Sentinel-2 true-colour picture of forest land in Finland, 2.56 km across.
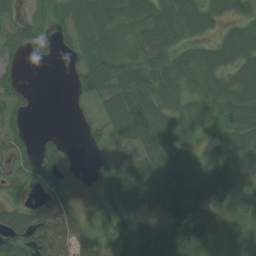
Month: July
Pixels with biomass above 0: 75%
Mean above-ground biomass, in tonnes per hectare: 42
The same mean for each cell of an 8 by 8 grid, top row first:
26 32 53 53 50 76 48 27
36 35 45 44 44 44 37 60
33 0 36 63 52 52 58 51
35 0 10 52 65 45 49 57
39 29 6 34 56 53 32 52
41 57 9 42 74 61 57 16
46 42 20 19 41 55 42 8
92 87 46 21 46 56 36 6
